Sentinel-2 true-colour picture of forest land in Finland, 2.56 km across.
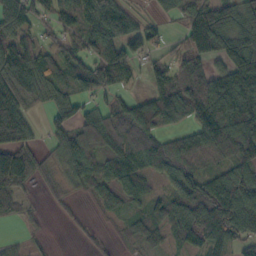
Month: October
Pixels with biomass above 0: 78%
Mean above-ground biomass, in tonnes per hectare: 86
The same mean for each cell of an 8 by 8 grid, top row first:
97 60 97 153 24 48 156 96
103 59 77 92 66 45 129 130
148 101 80 96 41 101 114 138
128 48 53 82 118 109 110 137
125 46 138 126 133 78 122 155
151 46 84 84 73 85 68 96
37 15 12 39 51 90 136 133
18 9 12 14 66 52 118 69
